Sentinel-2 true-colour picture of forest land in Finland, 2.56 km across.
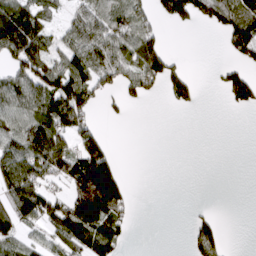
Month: March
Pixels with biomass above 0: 49%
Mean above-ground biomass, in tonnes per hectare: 56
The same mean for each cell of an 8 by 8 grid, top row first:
117 45 46 78 48 78 69 104
106 68 80 76 112 2 0 97
59 98 99 43 83 61 1 68
65 107 96 13 1 7 0 13
77 143 79 21 0 0 0 0
118 81 157 126 0 0 0 0
101 98 164 134 0 0 5 0
60 38 107 93 0 0 73 0
